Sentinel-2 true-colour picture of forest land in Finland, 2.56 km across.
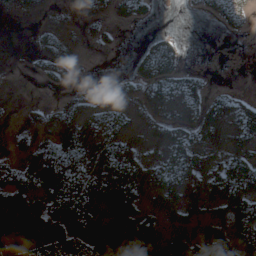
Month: May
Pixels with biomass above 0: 55%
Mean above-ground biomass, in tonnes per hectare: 29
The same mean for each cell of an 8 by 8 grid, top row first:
7 6 18 14 17 0 13 25
1 22 5 6 21 29 0 0
0 18 8 12 43 44 11 0
1 16 40 44 28 32 36 32
10 28 56 57 27 38 35 33
28 57 63 69 59 60 39 73
27 36 53 38 39 43 36 64
21 41 43 30 32 22 37 40
